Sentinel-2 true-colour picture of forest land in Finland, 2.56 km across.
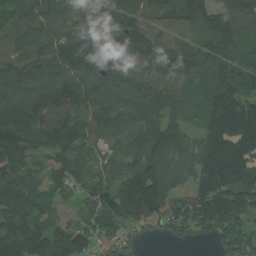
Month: July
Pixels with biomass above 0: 92%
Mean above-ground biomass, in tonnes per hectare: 130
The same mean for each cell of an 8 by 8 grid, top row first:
120 122 107 135 96 120 125 121
138 162 189 136 138 120 123 107
134 134 146 110 103 109 107 146
133 156 130 113 98 72 134 228
142 139 121 53 109 127 147 240
115 88 96 77 196 69 160 210
143 75 43 179 225 131 203 209
180 155 140 104 30 50 56 178
